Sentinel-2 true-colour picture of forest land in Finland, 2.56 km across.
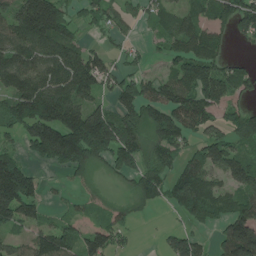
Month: June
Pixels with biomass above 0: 73%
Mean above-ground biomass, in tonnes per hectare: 111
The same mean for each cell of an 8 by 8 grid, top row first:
135 236 63 65 47 73 87 137
135 139 93 32 28 81 120 11
137 142 182 70 98 130 156 109
120 170 170 106 150 180 128 110
55 209 253 193 118 115 96 87
230 19 71 49 127 107 126 104
215 47 36 49 55 80 147 126
69 132 100 102 3 79 32 240
